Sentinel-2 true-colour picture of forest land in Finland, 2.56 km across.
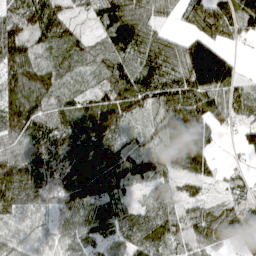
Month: April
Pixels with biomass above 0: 89%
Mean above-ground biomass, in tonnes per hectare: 85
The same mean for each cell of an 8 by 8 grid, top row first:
91 141 26 104 85 36 110 82
135 58 48 82 115 68 113 22
141 83 28 77 119 103 165 44
145 78 69 119 55 116 94 62
81 125 136 109 43 86 60 30
169 149 192 135 88 62 55 30
111 76 101 84 44 49 41 46
69 47 66 71 91 53 64 49
